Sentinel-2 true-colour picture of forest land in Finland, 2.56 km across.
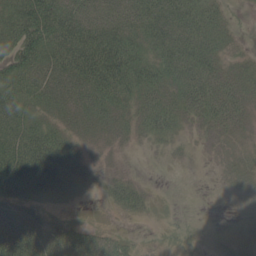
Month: June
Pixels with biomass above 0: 72%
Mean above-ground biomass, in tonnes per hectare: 47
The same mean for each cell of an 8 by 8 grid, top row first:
64 88 63 64 78 80 43 5
72 80 91 99 54 77 54 11
63 71 82 114 69 56 75 39
71 37 44 53 46 44 60 46
88 75 25 20 12 11 9 17
113 88 36 20 6 0 1 21
77 26 2 15 27 0 0 1
121 84 65 47 4 6 2 4
